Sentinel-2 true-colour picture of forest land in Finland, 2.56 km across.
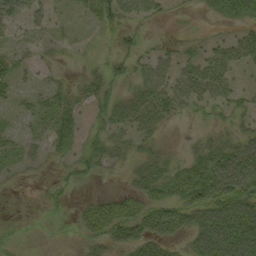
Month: September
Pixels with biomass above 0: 56%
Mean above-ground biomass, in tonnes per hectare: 28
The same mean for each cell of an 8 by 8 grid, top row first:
24 15 10 35 26 5 9 37
13 9 4 9 11 15 20 43
21 11 15 26 37 42 58 15
12 23 18 34 43 26 17 20
17 19 20 32 21 7 32 41
9 6 22 8 39 45 67 78
1 10 17 42 39 44 70 85
9 3 14 35 44 22 83 95
